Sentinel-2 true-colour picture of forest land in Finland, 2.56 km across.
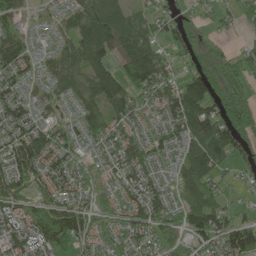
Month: June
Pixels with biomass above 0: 84%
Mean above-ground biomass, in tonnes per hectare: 77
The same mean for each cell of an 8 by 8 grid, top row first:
64 18 87 108 41 50 25 52
82 25 119 110 127 50 38 25
68 46 78 134 146 59 126 82
68 37 63 84 45 101 125 103
98 87 57 79 53 54 143 92
94 83 63 49 80 49 95 25
68 98 95 47 100 56 132 37
87 131 93 49 76 65 80 133
